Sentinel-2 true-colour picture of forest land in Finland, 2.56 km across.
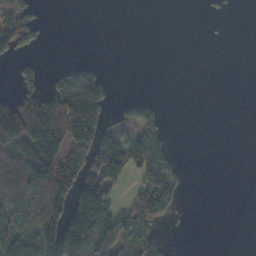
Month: November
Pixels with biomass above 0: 38%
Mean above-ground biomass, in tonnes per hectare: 54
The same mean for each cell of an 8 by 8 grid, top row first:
82 4 0 0 0 0 3 0
55 4 0 0 0 0 0 0
27 32 105 20 0 0 0 0
144 186 198 41 73 0 0 0
125 152 83 97 109 11 0 0
121 147 167 103 75 52 0 0
41 103 148 89 155 45 0 0
78 156 154 162 93 1 0 0
